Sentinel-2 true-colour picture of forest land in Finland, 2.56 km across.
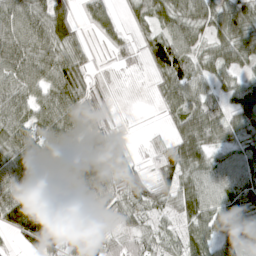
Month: April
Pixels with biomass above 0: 84%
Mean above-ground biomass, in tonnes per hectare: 61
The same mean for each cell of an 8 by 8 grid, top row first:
86 74 19 34 40 63 54 68
87 67 38 19 32 83 40 66
73 81 72 10 4 67 52 45
69 79 83 11 1 41 70 74
77 77 101 69 10 51 58 51
79 139 161 99 25 48 73 73
99 137 66 45 40 43 76 75
30 122 39 30 35 36 61 50
